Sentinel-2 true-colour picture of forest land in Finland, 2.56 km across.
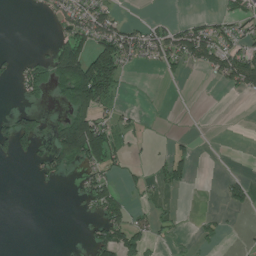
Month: July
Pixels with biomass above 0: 31%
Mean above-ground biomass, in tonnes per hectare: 35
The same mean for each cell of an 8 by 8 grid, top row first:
0 25 71 44 4 6 16 37
1 15 84 108 62 78 84 48
32 74 180 105 0 9 12 90
35 10 103 27 4 0 0 0
71 41 202 53 5 13 0 0
0 33 28 32 14 49 0 15
0 0 8 71 20 13 2 27
0 0 6 84 50 15 19 2
